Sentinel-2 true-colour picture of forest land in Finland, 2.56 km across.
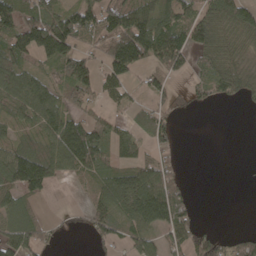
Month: April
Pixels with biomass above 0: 64%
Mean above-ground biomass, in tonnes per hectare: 60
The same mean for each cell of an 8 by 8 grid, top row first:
91 78 108 93 94 75 73 85
95 70 58 119 140 114 74 42
96 46 102 61 28 24 50 63
54 90 55 28 35 33 5 3
54 80 186 73 40 33 0 0
117 89 48 69 94 44 0 0
64 4 12 76 133 91 0 0
80 31 1 49 60 55 45 43
